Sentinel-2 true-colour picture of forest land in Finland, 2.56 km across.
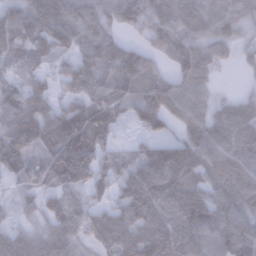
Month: January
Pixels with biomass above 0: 90%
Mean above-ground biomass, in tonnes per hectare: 92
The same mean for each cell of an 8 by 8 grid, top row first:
75 117 96 65 106 106 101 81
89 82 69 85 65 99 83 35
67 62 105 97 85 95 57 5
127 116 135 88 121 77 63 75
110 110 182 38 43 88 119 103
50 79 121 77 112 116 82 97
30 73 70 91 134 140 120 89
76 106 79 113 127 136 113 116
